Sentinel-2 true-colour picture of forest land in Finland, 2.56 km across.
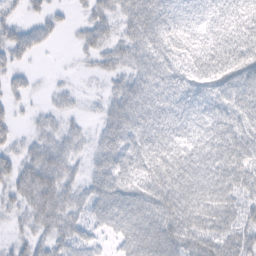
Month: February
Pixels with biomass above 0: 82%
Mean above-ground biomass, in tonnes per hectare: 48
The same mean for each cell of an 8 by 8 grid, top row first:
19 29 12 42 72 33 29 45
47 13 24 43 62 43 43 55
24 4 5 27 51 46 55 68
16 19 11 49 60 41 49 62
25 45 26 52 55 48 58 70
58 88 29 63 57 63 71 69
31 89 45 73 80 81 71 56
24 42 47 32 86 78 72 65
